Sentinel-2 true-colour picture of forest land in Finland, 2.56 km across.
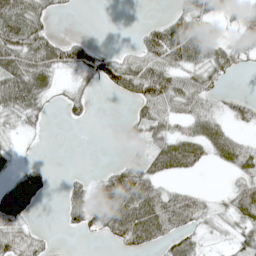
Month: May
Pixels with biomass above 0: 58%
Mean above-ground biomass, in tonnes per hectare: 41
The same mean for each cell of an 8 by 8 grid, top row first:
78 36 1 0 1 49 52 26
80 70 45 9 53 118 68 37
84 43 24 61 112 61 43 3
52 15 25 0 45 42 41 30
10 1 0 1 57 70 66 42
26 25 12 56 69 28 2 39
61 2 48 114 91 73 25 62
57 18 6 30 59 44 16 42
